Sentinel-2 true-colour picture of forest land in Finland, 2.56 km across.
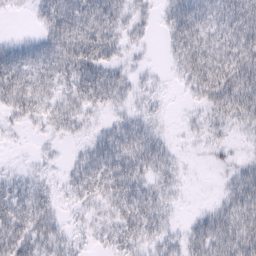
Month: February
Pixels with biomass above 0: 75%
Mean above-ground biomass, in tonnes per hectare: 26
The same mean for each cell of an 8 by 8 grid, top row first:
4 34 47 43 16 32 28 41
24 33 52 33 10 26 35 47
45 32 47 36 10 8 47 48
27 26 27 15 16 2 21 35
3 7 10 38 37 7 14 6
13 8 29 42 29 14 1 25
37 26 13 22 39 8 11 36
45 33 12 21 25 18 37 40
